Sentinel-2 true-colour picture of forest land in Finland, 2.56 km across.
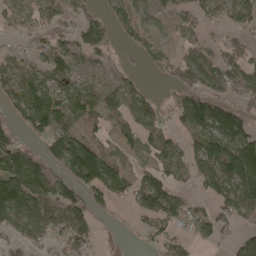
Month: April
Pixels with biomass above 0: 66%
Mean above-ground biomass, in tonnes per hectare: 73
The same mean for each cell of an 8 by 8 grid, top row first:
42 52 56 60 58 45 47 65
12 48 65 36 69 48 58 69
75 64 50 44 20 81 117 136
55 125 79 65 81 74 154 75
84 84 99 36 56 53 113 130
143 103 113 109 57 51 105 164
129 98 103 39 86 84 43 94
56 58 83 9 21 59 41 67
